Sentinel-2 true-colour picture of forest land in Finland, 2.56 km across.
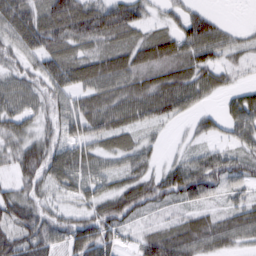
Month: March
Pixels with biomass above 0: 86%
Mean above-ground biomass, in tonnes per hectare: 60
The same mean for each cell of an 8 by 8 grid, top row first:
100 90 114 108 44 35 46 0
57 84 61 72 79 74 78 35
55 67 63 78 78 85 63 20
58 48 67 82 72 60 26 66
53 62 61 51 34 9 28 43
46 66 63 42 51 73 96 59
80 50 41 82 61 36 37 44
75 80 76 42 40 79 71 44
